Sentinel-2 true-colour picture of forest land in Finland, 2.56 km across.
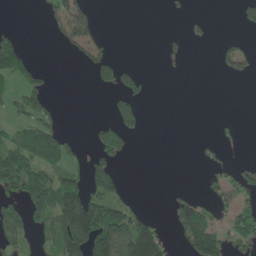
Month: June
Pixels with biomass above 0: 32%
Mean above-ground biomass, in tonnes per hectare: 46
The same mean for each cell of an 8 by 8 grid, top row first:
0 17 57 0 0 4 4 23
72 1 45 13 0 13 3 31
41 22 0 60 24 2 0 17
20 42 0 52 33 0 0 0
74 101 14 112 0 0 13 8
150 93 59 88 0 0 23 39
45 121 214 108 16 52 42 68
55 43 208 178 191 24 131 57
